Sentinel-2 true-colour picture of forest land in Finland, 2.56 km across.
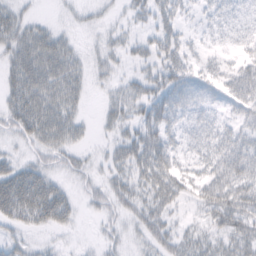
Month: February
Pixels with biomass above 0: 67%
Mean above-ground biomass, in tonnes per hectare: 33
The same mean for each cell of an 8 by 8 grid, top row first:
26 4 11 10 23 37 30 32
39 52 12 22 20 44 19 25
37 51 26 17 31 55 36 48
47 54 19 24 38 58 35 28
15 44 21 21 64 37 48 41
47 35 21 27 49 49 43 54
57 73 17 26 38 22 43 58
19 7 3 18 19 33 30 44
